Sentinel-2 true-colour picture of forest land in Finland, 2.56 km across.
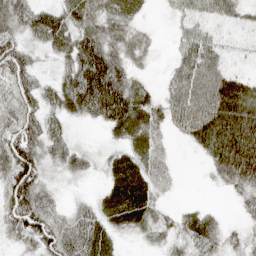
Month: April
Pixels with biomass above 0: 84%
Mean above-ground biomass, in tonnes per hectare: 47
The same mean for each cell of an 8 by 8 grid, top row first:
72 68 59 49 13 23 41 28
62 43 78 51 30 29 57 10
56 18 96 99 20 49 79 44
51 36 51 95 57 51 82 81
77 59 16 21 46 8 67 89
92 26 28 41 51 11 11 61
79 52 30 56 57 15 15 20
26 68 71 35 17 31 46 32
